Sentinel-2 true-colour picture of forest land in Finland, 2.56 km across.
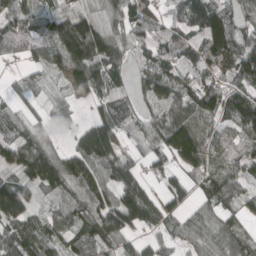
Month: April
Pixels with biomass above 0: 85%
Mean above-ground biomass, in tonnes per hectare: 89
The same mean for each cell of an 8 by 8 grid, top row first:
94 86 103 80 96 63 118 78
83 91 157 127 69 96 99 92
21 27 94 102 79 100 86 83
45 35 15 100 56 108 106 117
104 66 74 122 53 151 84 90
77 128 126 104 69 54 111 83
148 43 104 133 172 51 71 66
128 87 93 104 57 49 91 93
